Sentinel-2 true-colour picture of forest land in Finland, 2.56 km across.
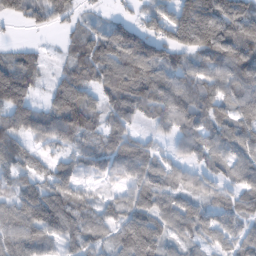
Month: February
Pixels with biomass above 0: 84%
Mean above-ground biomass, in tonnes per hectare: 88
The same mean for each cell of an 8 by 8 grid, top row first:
75 74 42 32 41 108 174 141
37 13 83 153 139 99 129 119
112 31 102 130 142 107 83 105
52 88 137 78 86 120 91 101
79 61 63 82 59 52 81 84
79 80 74 61 107 76 56 69
101 142 97 59 100 93 63 76
101 76 86 63 171 62 68 83
